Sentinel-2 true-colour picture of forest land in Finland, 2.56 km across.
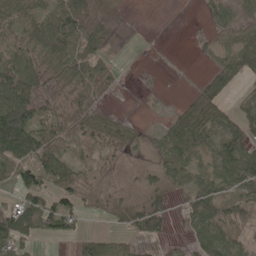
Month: May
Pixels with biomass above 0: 66%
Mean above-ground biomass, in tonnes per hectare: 38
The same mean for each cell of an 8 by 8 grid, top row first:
45 43 68 11 0 0 12 26
49 83 73 12 0 0 19 57
87 33 56 32 1 1 24 32
103 27 47 13 1 18 50 35
95 55 20 35 9 51 38 76
48 46 37 6 16 41 43 70
61 62 33 34 52 22 60 45
80 18 38 27 26 7 60 28
